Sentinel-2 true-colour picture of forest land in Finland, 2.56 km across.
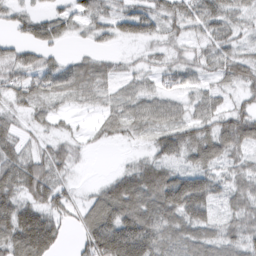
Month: March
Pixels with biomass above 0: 82%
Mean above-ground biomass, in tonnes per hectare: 62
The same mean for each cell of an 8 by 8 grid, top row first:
39 52 58 60 92 66 83 51
40 50 10 17 22 32 48 39
55 69 66 34 31 43 37 57
34 37 13 37 63 45 60 54
58 37 23 16 17 67 89 66
101 92 9 26 81 80 76 49
98 83 45 114 104 117 85 55
123 125 45 184 162 85 78 64
